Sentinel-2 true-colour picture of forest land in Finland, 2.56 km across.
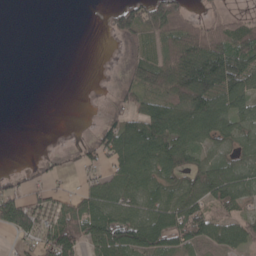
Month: May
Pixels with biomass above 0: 62%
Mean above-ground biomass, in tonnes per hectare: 58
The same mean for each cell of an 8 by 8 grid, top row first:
0 0 0 36 87 110 31 26
0 0 0 1 63 126 146 117
0 0 0 8 88 134 173 106
0 0 1 39 80 93 113 59
0 1 29 90 109 80 52 47
32 38 24 62 77 60 77 55
114 66 74 89 70 71 79 42
37 88 88 137 119 73 63 42
